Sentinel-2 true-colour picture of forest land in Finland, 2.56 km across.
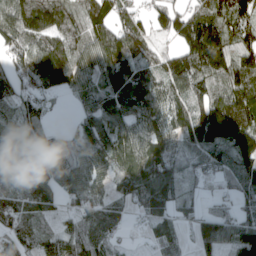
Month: April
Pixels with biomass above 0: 86%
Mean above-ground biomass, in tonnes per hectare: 97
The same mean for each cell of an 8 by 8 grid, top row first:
130 162 79 91 50 98 96 112
105 127 85 141 92 69 208 113
105 135 83 111 98 107 109 140
79 34 41 121 123 88 160 184
65 84 79 125 109 79 115 155
90 132 113 84 148 91 51 71
100 75 76 80 104 89 35 56
69 56 75 43 21 53 106 119
